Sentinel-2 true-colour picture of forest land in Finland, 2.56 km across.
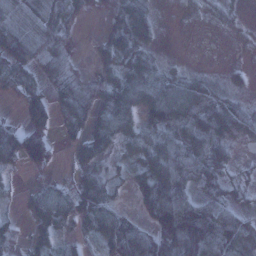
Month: January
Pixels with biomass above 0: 78%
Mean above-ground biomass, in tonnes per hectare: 58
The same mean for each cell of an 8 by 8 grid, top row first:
59 70 39 66 57 2 12 14
107 67 13 78 46 0 1 5
70 58 64 60 78 44 30 18
17 87 52 81 64 98 76 54
116 86 37 35 62 75 72 30
18 29 48 36 80 87 69 14
15 91 85 63 69 118 63 45
44 48 30 108 104 136 106 101
